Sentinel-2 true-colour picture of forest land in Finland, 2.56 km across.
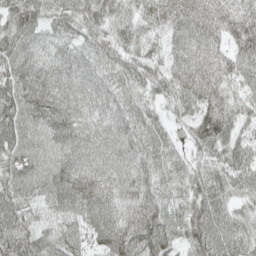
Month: May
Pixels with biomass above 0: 97%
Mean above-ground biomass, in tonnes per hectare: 64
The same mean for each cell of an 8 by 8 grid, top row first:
76 57 62 56 49 86 85 68
78 47 48 52 43 61 74 61
73 70 65 54 51 67 78 47
78 82 67 68 46 38 86 47
71 59 74 81 62 25 77 52
70 68 83 81 72 44 59 55
78 43 72 77 87 49 79 37
83 47 44 85 98 51 84 59
